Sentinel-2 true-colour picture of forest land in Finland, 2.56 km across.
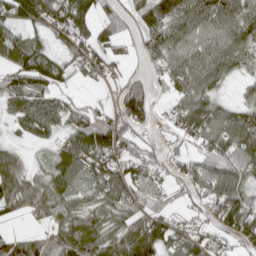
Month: April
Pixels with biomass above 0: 79%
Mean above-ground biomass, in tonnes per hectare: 74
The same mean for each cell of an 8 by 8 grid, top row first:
81 95 98 69 83 111 107 104
92 50 72 63 52 89 83 96
78 93 32 40 48 70 92 34
64 88 68 67 85 56 107 78
23 32 100 111 43 42 83 106
73 61 51 90 77 49 89 77
58 78 63 74 66 40 63 99
66 62 107 86 118 70 53 57
